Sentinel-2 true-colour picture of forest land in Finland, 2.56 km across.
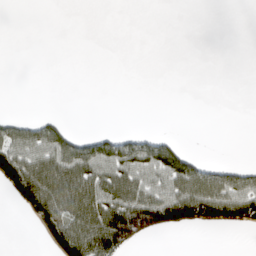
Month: April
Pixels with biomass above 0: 31%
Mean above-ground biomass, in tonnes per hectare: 41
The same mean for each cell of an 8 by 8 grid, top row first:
0 0 0 0 0 0 0 0
0 0 0 0 0 0 0 0
0 0 0 0 0 0 0 0
2 5 0 0 0 0 0 0
91 95 64 66 66 37 0 0
135 163 138 111 92 120 95 73
19 118 137 149 176 125 98 88
0 27 142 155 42 0 0 0
